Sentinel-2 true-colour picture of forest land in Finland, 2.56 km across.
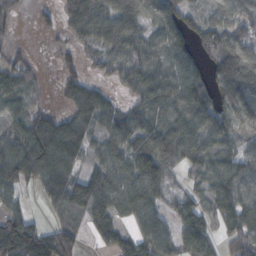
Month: October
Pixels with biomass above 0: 79%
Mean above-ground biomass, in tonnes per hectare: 71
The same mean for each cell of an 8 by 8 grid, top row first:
23 17 108 93 75 103 52 90
20 4 28 67 77 77 78 103
63 6 35 28 81 82 68 144
50 36 60 61 78 90 87 120
85 115 68 74 100 113 78 63
102 104 68 86 138 22 66 92
53 31 76 82 92 48 35 77
154 74 27 52 74 71 52 58
